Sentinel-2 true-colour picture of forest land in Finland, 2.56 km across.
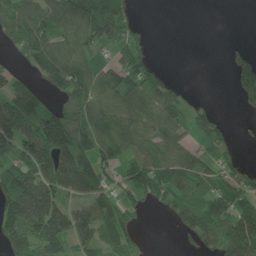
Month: June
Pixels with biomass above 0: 65%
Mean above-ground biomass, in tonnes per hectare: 75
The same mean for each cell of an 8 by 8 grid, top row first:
113 103 175 150 4 0 0 0
50 89 88 51 29 0 0 13
51 69 118 64 71 22 0 53
157 94 73 74 78 78 47 12
140 158 93 67 62 65 56 14
133 116 173 42 77 67 64 56
169 177 68 68 22 77 81 83
115 119 88 77 18 12 69 219
